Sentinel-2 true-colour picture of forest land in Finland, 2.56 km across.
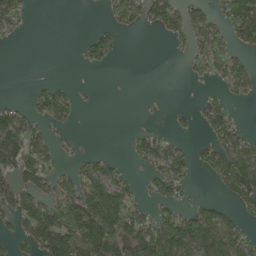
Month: May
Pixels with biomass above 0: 45%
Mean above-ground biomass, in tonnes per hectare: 59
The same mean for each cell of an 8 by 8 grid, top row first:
62 0 0 39 65 70 55 176
3 0 23 52 0 9 88 44
0 13 1 0 0 0 27 64
52 92 19 0 1 10 59 10
130 48 5 0 54 29 45 65
85 67 79 67 28 96 41 162
87 102 160 149 38 59 61 35
41 139 148 169 162 159 167 92
